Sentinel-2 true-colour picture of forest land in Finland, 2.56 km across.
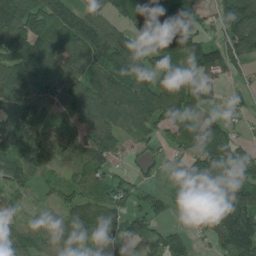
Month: July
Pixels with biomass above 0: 84%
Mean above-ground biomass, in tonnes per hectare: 94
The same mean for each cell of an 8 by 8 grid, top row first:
130 137 108 77 68 106 32 144
130 118 151 137 103 170 102 113
153 143 122 129 124 102 53 25
108 81 127 139 121 119 41 36
135 104 120 97 39 41 113 53
83 51 78 70 29 34 128 108
41 46 115 98 45 47 120 129
96 63 102 91 66 45 38 169
